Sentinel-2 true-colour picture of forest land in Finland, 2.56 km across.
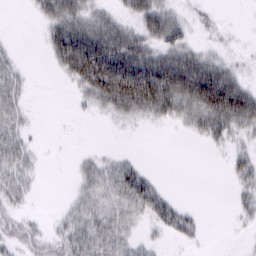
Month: February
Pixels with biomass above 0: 55%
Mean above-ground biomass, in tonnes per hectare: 28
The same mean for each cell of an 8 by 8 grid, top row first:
0 38 46 23 39 22 12 0
3 30 96 73 45 44 13 5
21 1 51 89 92 85 83 25
23 0 5 28 40 40 69 75
33 1 0 1 0 0 15 15
31 1 17 33 33 0 0 24
22 1 24 29 39 34 1 16
32 33 46 38 11 15 3 2
